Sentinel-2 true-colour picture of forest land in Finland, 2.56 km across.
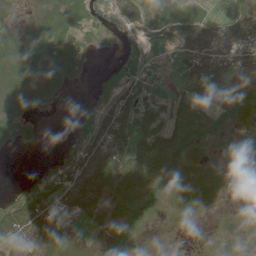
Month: June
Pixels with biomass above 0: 62%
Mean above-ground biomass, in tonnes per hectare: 19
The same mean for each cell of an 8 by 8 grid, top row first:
6 11 14 9 21 25 16 28
26 28 16 1 4 30 53 57
18 22 3 6 9 6 37 20
20 4 4 41 34 18 8 8
10 1 17 60 22 24 12 3
0 13 52 51 33 22 18 6
37 37 35 9 8 26 14 2
55 57 4 9 2 1 0 5
